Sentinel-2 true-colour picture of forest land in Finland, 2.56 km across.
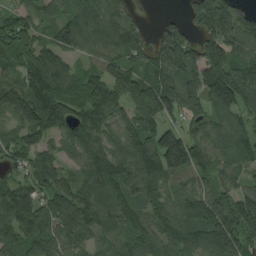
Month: August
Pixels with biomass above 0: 90%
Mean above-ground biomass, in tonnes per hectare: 112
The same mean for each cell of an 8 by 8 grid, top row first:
83 70 116 100 20 16 153 109
98 104 69 86 82 172 137 94
94 192 86 131 133 150 188 187
115 149 97 139 168 100 91 108
83 70 108 108 158 168 107 115
62 105 72 153 159 93 72 73
147 103 120 124 108 99 132 152
108 103 80 77 117 108 151 128
